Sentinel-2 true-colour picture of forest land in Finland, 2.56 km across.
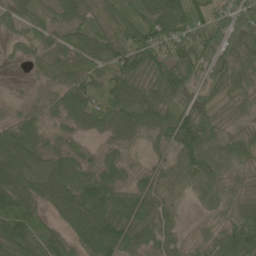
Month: June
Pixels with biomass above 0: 93%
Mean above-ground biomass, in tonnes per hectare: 63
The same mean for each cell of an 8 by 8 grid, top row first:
37 30 57 50 73 102 55 78
20 43 67 63 91 83 88 65
4 32 66 67 82 98 60 62
27 39 63 65 79 63 54 35
95 44 28 41 31 78 78 56
92 76 80 69 47 64 79 36
89 41 103 101 82 37 38 56
112 65 65 121 77 47 45 98
